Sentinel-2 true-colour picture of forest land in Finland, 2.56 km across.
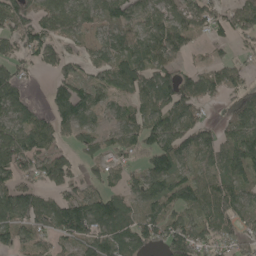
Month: May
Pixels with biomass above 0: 78%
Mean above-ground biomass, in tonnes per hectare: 80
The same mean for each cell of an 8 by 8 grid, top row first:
110 95 76 73 69 69 75 90
81 86 34 75 89 78 32 31
89 23 64 78 86 80 71 60
74 57 101 48 80 95 21 88
105 78 57 55 70 102 89 135
96 98 49 55 78 98 70 84
126 78 116 114 81 80 101 99
71 65 94 124 96 124 92 85
